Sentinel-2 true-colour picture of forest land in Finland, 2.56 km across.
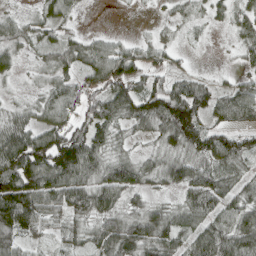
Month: April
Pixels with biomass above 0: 82%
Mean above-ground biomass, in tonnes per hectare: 60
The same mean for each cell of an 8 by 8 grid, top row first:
27 37 9 0 1 24 24 44
48 36 46 48 38 24 4 34
17 30 54 87 55 49 24 35
30 62 71 84 86 123 67 87
105 119 113 35 15 58 87 73
108 105 92 86 46 55 68 57
140 87 85 63 35 41 98 73
75 24 40 95 86 69 100 79
